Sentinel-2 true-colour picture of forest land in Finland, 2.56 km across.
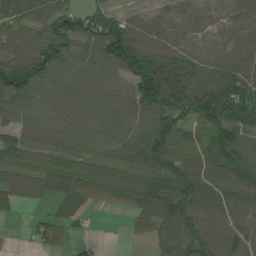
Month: June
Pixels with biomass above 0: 86%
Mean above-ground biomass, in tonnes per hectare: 90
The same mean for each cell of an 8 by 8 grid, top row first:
78 97 80 70 49 37 64 69
85 137 70 156 143 87 89 65
162 96 89 72 178 144 126 127
68 52 70 73 113 143 152 138
89 55 66 52 102 81 77 89
68 96 112 103 123 144 106 100
48 34 84 44 145 140 100 64
3 66 23 0 23 119 118 95
